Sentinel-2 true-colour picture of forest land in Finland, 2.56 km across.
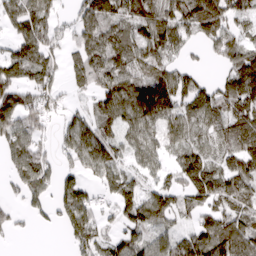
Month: March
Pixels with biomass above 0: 75%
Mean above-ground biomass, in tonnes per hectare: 94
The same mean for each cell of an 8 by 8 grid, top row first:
113 93 87 122 128 124 167 78
94 108 92 133 102 84 50 97
106 87 65 109 111 122 43 131
159 76 46 110 145 97 106 105
109 42 124 101 90 68 82 108
74 73 66 79 55 69 157 92
39 49 125 54 125 95 87 98
10 0 88 71 83 92 157 147
